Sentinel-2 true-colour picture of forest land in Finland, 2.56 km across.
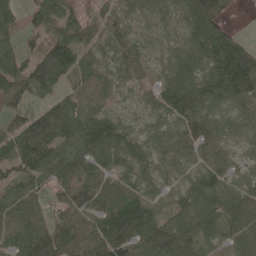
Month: May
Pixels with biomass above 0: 90%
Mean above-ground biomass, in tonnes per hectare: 63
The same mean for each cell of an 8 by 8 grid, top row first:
53 78 28 29 44 47 107 6
44 82 80 43 53 45 93 79
72 115 37 23 36 61 72 114
37 69 57 35 33 75 66 64
84 96 91 80 39 48 54 26
57 74 80 51 38 21 52 22
71 43 85 87 59 40 73 81
70 124 103 100 86 121 50 46
